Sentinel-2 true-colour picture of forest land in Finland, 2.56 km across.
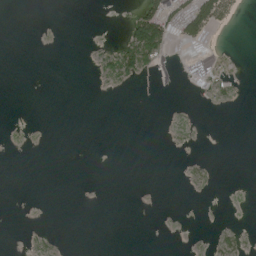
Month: August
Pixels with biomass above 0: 11%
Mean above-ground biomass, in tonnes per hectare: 5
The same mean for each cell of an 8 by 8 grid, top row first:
0 0 0 0 51 37 61 6
0 0 0 8 73 7 8 0
0 0 0 9 8 1 10 2
0 0 0 0 0 0 1 0
0 0 0 0 0 0 0 0
0 0 0 0 0 0 1 0
0 0 0 0 0 0 0 0
0 3 0 0 0 0 2 6
